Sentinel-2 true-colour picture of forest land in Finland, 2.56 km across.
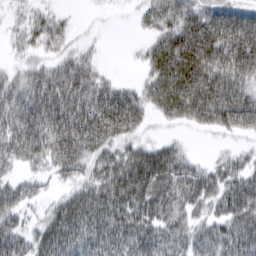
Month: March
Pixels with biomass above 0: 81%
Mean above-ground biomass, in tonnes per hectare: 60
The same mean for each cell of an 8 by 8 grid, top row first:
16 29 3 4 31 70 67 74
22 37 20 0 20 90 100 113
39 62 79 25 28 111 86 79
69 89 89 118 59 65 84 99
85 84 103 61 38 26 3 15
27 28 48 75 99 79 49 55
62 28 77 91 86 62 39 80
63 66 79 86 71 49 58 76
